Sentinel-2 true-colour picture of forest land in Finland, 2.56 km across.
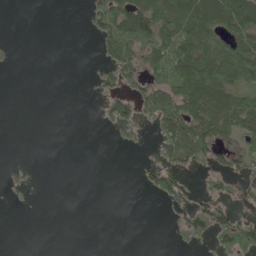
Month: May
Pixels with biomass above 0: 38%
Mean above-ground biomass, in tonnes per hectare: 39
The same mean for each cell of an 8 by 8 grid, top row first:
0 0 3 95 121 113 118 118
3 0 0 59 79 103 74 90
0 0 0 45 67 108 121 64
0 0 0 61 45 111 135 135
0 0 0 5 10 106 91 53
7 0 0 0 21 62 27 37
2 0 0 0 0 18 63 21
0 0 0 0 0 10 30 99
